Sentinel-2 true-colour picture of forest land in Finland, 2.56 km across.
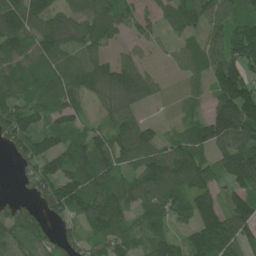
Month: June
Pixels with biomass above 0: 85%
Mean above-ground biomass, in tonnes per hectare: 89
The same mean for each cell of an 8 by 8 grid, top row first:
137 104 75 96 44 81 100 80
106 121 77 34 40 47 77 128
84 95 97 138 102 18 67 136
119 84 53 86 39 17 64 195
81 90 79 103 102 76 106 124
17 104 109 94 113 133 97 139
61 58 99 120 82 87 115 96
90 60 59 89 66 57 151 90
